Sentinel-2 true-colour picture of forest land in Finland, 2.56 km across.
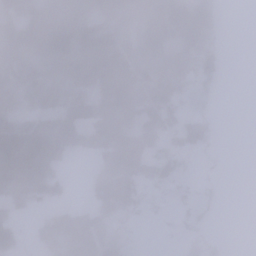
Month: January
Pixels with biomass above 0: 63%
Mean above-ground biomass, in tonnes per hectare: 57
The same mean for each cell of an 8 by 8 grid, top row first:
69 80 82 80 79 98 66 0
75 85 81 97 59 56 58 0
46 61 80 96 81 77 39 0
43 47 48 71 104 69 35 0
156 178 70 83 98 72 44 0
138 105 2 109 69 69 11 0
40 18 17 74 30 16 13 0
43 45 76 76 7 6 34 0
